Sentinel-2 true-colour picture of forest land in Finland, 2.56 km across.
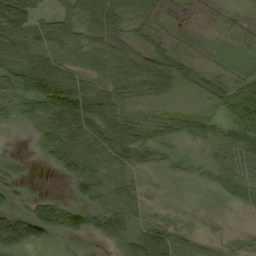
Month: September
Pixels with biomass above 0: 75%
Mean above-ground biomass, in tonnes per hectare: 43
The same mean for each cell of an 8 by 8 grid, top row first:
95 31 64 82 40 7 4 5
63 50 52 67 35 20 8 9
77 125 60 68 76 72 27 30
29 82 118 73 19 35 34 93
1 76 88 77 47 27 27 57
17 5 78 48 9 11 18 40
24 53 45 65 19 3 0 15
82 28 9 42 55 30 8 6
